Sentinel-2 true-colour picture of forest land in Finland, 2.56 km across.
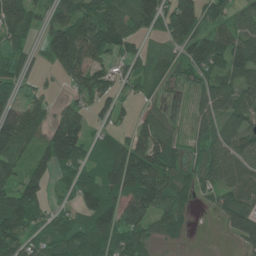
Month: June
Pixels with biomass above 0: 80%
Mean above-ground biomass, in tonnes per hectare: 83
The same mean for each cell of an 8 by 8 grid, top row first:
105 57 114 112 140 175 79 62
54 80 140 78 36 72 117 107
73 15 88 72 59 49 83 89
76 49 62 52 33 17 79 89
110 94 116 81 115 71 99 81
68 59 77 114 157 86 81 78
117 56 83 115 126 82 15 130
100 97 111 117 73 30 0 57
